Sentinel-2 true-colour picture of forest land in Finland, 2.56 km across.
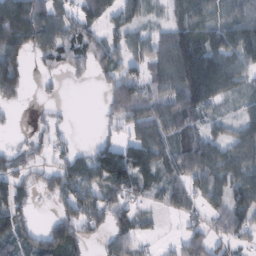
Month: February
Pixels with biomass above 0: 70%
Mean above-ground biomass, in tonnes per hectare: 56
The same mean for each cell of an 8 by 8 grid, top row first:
128 70 54 48 33 37 54 67
84 68 73 59 52 125 86 77
84 16 12 56 72 96 142 42
8 10 0 34 77 81 45 25
15 33 8 58 94 62 75 59
60 41 56 91 55 55 81 67
55 5 70 58 23 35 41 67
71 84 53 47 26 20 57 33
